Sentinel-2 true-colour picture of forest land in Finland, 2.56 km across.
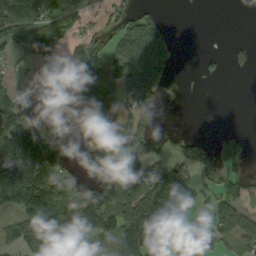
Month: September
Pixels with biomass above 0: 58%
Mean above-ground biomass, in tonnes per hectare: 80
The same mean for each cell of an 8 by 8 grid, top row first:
153 85 49 28 53 0 0 0
45 88 76 63 161 12 1 8
11 24 92 148 186 12 9 0
109 41 32 103 83 0 0 0
160 98 38 182 65 38 39 55
194 149 37 169 145 95 22 36
92 153 127 181 177 156 47 66
89 193 132 148 152 68 51 65
